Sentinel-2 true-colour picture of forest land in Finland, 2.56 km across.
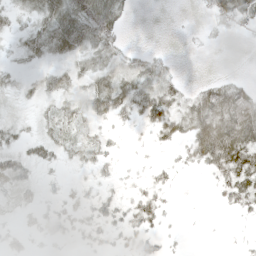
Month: April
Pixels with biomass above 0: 60%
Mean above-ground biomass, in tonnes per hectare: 24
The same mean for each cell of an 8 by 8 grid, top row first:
20 51 70 55 0 1 17 44
15 42 40 32 7 2 7 1
11 18 27 43 43 18 13 13
12 16 27 36 40 39 65 67
20 26 24 11 6 23 81 78
32 6 5 10 12 10 13 51
20 13 19 22 30 3 1 20
17 18 12 13 21 3 0 3
